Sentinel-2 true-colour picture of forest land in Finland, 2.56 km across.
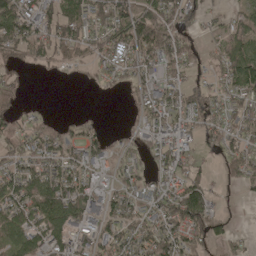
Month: May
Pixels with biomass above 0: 68%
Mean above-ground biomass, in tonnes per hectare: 60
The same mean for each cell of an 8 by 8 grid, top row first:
100 69 70 103 79 83 33 46
69 68 57 81 96 81 24 85
18 4 7 31 59 53 39 108
36 7 6 0 52 75 79 55
42 57 72 33 40 73 43 54
75 90 79 28 45 73 32 52
84 91 99 66 58 112 82 8
79 77 56 77 74 99 65 23
